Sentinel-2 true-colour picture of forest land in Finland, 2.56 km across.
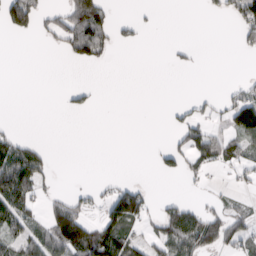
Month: March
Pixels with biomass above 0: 31%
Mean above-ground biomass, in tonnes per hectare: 33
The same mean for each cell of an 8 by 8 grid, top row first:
108 33 136 40 8 0 8 53
0 7 97 41 7 9 0 19
0 0 1 0 0 0 0 10
0 0 21 0 0 14 20 115
44 9 0 0 0 27 70 48
128 27 0 7 0 28 19 32
79 36 44 88 60 51 26 16
46 75 121 84 34 73 65 56
